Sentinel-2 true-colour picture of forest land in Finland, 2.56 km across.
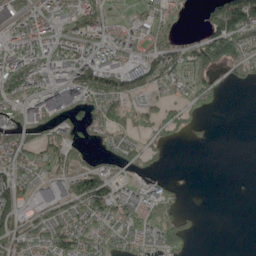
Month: May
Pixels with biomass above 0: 61%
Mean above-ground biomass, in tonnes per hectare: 56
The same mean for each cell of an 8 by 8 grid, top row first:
58 68 88 25 41 45 74 181
85 66 78 66 50 80 139 107
124 48 85 94 68 74 48 35
70 52 53 82 53 44 20 0
94 93 39 37 34 12 8 0
75 42 97 59 20 5 0 0
70 38 82 83 59 40 0 0
83 77 83 46 47 78 0 0
